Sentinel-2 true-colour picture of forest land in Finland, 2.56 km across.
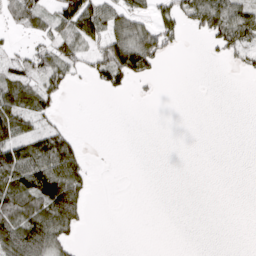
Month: March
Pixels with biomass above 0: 38%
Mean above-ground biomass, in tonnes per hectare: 34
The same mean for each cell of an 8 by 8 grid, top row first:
45 40 113 58 37 52 83 77
15 43 55 94 97 20 12 52
57 59 14 58 31 0 0 3
82 37 0 0 0 0 0 0
84 81 24 0 0 0 0 0
105 120 62 0 0 0 0 0
93 104 66 0 0 0 0 0
107 85 11 0 0 0 0 0
